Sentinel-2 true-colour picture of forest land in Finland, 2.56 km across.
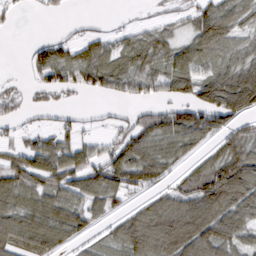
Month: March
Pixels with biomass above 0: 69%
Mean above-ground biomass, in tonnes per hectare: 60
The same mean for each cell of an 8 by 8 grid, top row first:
14 11 6 4 6 25 81 50
0 54 52 54 62 57 82 40
10 59 52 66 60 74 78 97
34 32 14 12 34 72 95 74
36 60 55 49 83 65 33 66
75 87 82 90 83 31 90 115
73 78 65 36 53 90 121 86
72 87 34 48 120 129 107 52
